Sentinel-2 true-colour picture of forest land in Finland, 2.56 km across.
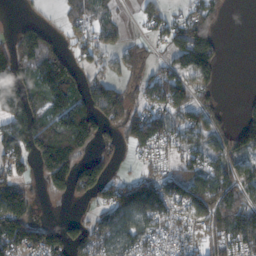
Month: November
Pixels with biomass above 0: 67%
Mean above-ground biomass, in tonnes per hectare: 88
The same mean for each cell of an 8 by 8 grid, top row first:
6 11 75 32 63 43 69 0
86 97 67 54 42 103 137 0
130 167 73 64 57 102 71 0
128 124 154 106 89 92 74 30
127 186 134 52 106 72 79 86
79 110 127 57 67 100 123 105
171 2 8 108 163 111 146 140
150 115 75 109 88 70 75 145
